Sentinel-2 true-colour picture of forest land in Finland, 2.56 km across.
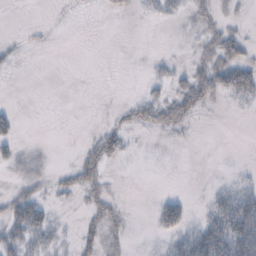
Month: October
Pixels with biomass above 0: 30%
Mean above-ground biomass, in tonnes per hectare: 13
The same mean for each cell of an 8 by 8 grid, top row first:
0 1 1 5 6 11 17 8
6 2 0 0 0 1 20 33
0 0 0 0 7 16 31 55
10 0 0 4 20 31 6 3
20 1 6 35 1 2 0 0
8 10 33 4 0 0 0 4
42 21 8 21 0 35 14 54
31 19 25 11 0 26 68 67
